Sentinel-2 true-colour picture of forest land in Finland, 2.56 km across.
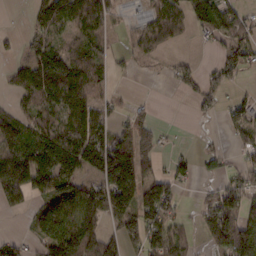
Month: February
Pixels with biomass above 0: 63%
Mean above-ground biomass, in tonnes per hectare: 70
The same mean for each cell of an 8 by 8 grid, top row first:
1 86 107 76 52 86 94 55
21 93 67 34 69 21 9 82
40 103 98 33 7 43 54 22
51 56 87 37 35 0 29 48
117 119 142 133 88 3 11 44
141 125 87 164 115 50 23 47
39 73 140 145 131 48 62 90
29 89 131 51 100 65 60 146
